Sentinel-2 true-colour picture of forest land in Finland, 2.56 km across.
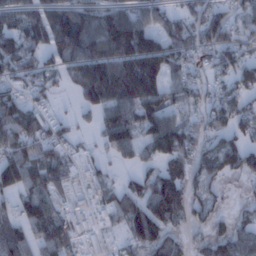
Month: January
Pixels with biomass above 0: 71%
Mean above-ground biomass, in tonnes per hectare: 76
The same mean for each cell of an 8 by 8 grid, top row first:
60 109 105 94 73 60 83 62
95 102 150 142 161 98 86 79
57 51 114 126 200 55 42 74
94 37 36 94 109 66 65 69
99 65 22 81 82 106 62 64
102 75 18 23 56 83 64 47
46 51 20 70 95 96 50 17
100 92 38 11 99 67 60 63
